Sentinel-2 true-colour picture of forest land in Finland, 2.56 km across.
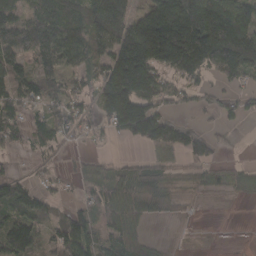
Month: March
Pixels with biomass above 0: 71%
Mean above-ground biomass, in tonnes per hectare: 93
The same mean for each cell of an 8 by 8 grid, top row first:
85 134 130 234 106 226 213 130
116 153 111 144 252 276 288 206
101 112 64 191 209 77 60 90
70 65 68 142 152 32 37 47
38 47 18 14 65 84 47 5
41 25 53 73 72 37 40 37
116 53 54 110 59 21 1 1
158 64 128 85 53 1 1 0
